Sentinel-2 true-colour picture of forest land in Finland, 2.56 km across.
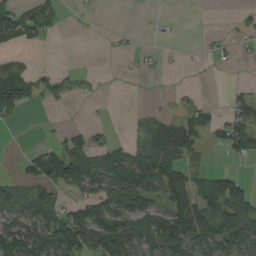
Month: August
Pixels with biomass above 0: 44%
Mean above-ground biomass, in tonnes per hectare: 44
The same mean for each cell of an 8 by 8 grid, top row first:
80 56 0 0 1 0 0 7
23 5 0 2 4 1 5 7
76 40 22 0 2 0 1 3
51 2 0 1 4 15 34 37
0 12 47 43 23 68 24 61
14 62 107 100 111 65 42 30
89 47 53 99 73 73 68 141
110 79 121 137 91 121 86 132
